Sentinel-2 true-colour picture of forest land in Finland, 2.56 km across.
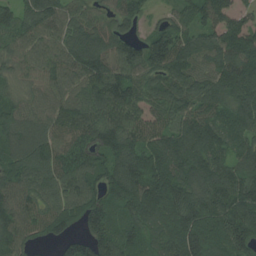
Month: July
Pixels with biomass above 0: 95%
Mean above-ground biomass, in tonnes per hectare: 139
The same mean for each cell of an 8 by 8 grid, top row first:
128 145 102 87 64 86 123 94
95 112 156 134 124 164 147 187
70 98 107 163 122 139 125 173
119 106 118 146 107 120 124 163
143 130 128 173 153 138 155 121
145 145 142 153 181 167 170 139
160 122 147 159 192 184 170 189
167 69 108 184 144 183 179 187
